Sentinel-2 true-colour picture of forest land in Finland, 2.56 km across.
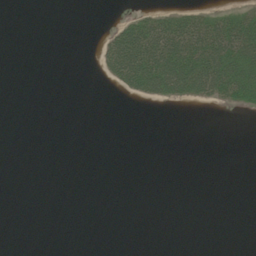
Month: July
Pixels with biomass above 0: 17%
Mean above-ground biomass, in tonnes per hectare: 13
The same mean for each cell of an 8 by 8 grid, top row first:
0 0 0 1 20 31 28 37
0 0 0 41 78 78 78 76
0 0 0 19 67 75 77 83
0 0 0 0 0 0 1 9
0 0 0 0 0 0 0 0
0 0 0 0 0 0 0 0
0 0 0 0 0 0 0 0
0 0 0 0 0 0 0 0
